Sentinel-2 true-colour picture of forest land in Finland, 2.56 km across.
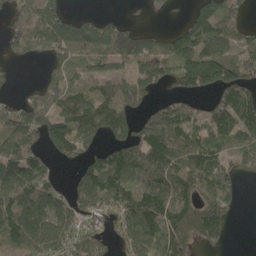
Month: May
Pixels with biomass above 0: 72%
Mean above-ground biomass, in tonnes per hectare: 111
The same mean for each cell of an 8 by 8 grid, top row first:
71 121 55 37 23 20 141 65
66 90 113 110 116 109 113 81
14 82 64 98 102 85 144 143
117 128 163 150 78 130 80 173
168 89 103 98 141 125 126 94
173 91 83 191 207 164 125 57
180 162 107 130 210 175 144 24
114 195 135 63 165 113 92 0
